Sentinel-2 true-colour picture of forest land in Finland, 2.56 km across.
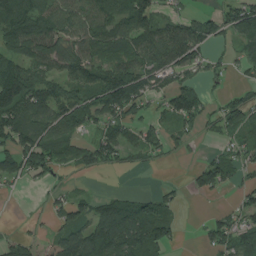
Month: August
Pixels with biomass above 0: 67%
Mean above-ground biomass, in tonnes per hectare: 65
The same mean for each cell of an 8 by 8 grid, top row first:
121 74 63 71 96 34 39 84
108 108 69 64 92 108 48 35
137 82 75 121 75 62 35 18
114 86 114 90 42 89 35 88
106 97 53 89 51 27 6 48
56 55 21 6 2 1 84 34
0 25 59 93 72 32 7 46
44 58 110 136 132 31 48 86
